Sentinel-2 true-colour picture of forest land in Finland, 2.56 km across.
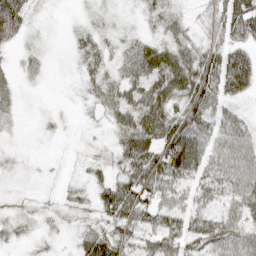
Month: April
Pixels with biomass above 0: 86%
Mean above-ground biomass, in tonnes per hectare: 39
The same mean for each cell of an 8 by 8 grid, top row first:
66 4 7 9 24 27 30 94
17 6 28 20 34 40 45 53
12 5 18 33 69 60 74 92
14 5 7 42 96 47 65 24
6 3 6 27 88 88 55 49
8 4 9 41 83 69 55 61
13 10 21 75 72 57 43 51
15 12 38 65 45 61 70 58
